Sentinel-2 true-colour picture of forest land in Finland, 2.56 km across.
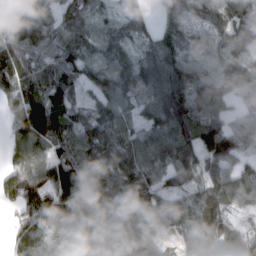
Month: March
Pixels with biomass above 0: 92%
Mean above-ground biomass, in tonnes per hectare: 117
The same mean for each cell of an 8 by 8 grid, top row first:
116 74 120 71 80 135 98 107
120 99 116 85 104 154 105 104
136 116 90 120 155 199 102 104
113 184 64 111 81 200 92 55
103 132 133 139 140 176 139 78
102 116 167 150 141 110 85 91
70 173 153 171 139 87 147 77
82 106 155 101 102 64 112 127
